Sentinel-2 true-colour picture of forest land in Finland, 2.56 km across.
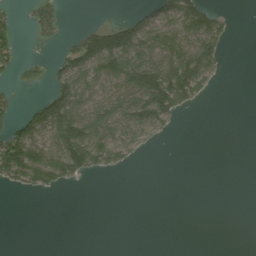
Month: August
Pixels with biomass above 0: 36%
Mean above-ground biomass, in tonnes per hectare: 44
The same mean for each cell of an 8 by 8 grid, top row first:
22 71 0 2 39 110 84 0
42 10 91 158 89 101 92 0
19 41 89 85 143 156 56 0
32 126 98 84 112 75 0 0
129 92 172 96 37 1 0 0
82 104 51 12 0 0 0 0
0 0 0 0 0 0 0 0
0 0 0 0 0 0 0 0
